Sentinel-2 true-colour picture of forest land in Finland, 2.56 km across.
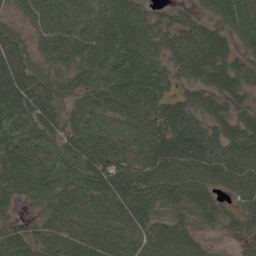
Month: June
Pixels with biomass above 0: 93%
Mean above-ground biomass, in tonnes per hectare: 76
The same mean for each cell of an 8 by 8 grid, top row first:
31 84 76 83 59 37 44 74
85 67 87 95 90 73 100 44
113 75 84 99 95 50 76 69
107 92 73 80 91 81 64 50
72 75 94 78 78 98 86 90
91 80 83 91 89 90 81 84
37 66 85 89 82 70 75 54
63 64 83 73 69 80 22 36
